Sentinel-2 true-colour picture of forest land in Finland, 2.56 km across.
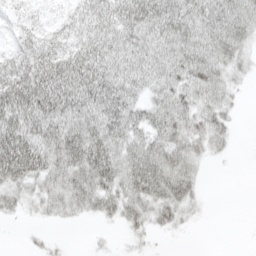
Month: April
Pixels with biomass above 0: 77%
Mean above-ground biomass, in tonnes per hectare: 39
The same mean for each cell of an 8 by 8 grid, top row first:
16 11 28 44 57 56 52 49
27 38 42 47 51 52 53 37
65 71 73 53 46 48 52 19
74 74 58 55 40 52 47 9
103 70 72 57 46 46 34 3
61 51 54 54 61 51 5 0
21 30 32 34 41 42 5 0
0 8 0 4 11 2 0 0
